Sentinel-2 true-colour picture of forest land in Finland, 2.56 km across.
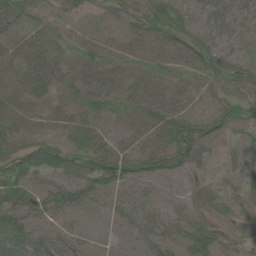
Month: June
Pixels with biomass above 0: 66%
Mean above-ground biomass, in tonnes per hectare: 30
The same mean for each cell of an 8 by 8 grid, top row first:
42 16 15 15 41 40 43 43
23 31 25 22 29 45 43 20
30 29 30 29 34 23 22 42
11 13 18 20 39 36 21 31
37 37 31 27 21 58 33 20
44 27 39 57 40 23 16 9
56 39 32 19 24 16 25 18
59 57 27 6 29 38 44 12
